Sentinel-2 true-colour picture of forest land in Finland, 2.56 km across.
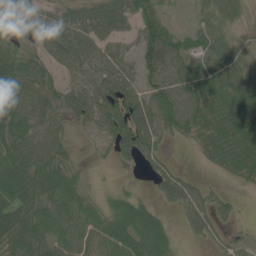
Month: June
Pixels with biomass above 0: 77%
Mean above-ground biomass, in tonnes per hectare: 55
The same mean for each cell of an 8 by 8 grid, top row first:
34 50 69 85 78 9 22 19
42 62 70 52 73 65 33 37
88 50 47 78 58 69 70 54
88 49 61 103 79 91 75 88
78 68 8 44 77 14 56 80
91 90 28 2 12 46 9 49
75 66 62 41 39 31 58 19
75 65 54 65 67 22 28 25
